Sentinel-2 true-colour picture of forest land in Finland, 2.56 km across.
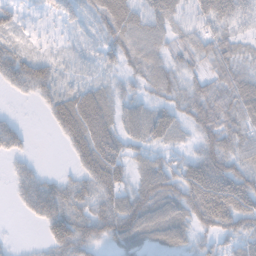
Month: November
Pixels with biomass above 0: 83%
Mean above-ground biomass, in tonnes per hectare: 50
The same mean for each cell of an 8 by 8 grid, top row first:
36 30 30 66 49 44 52 38
32 16 15 44 59 33 48 35
62 62 26 26 41 45 39 59
4 38 101 53 50 48 68 64
39 0 71 67 45 29 51 55
29 22 45 78 67 64 101 68
13 98 56 70 85 66 104 80
4 52 81 61 56 51 31 51
